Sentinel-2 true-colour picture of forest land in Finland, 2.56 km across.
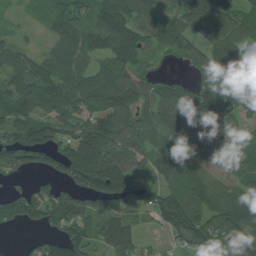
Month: July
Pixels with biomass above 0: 82%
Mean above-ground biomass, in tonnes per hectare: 94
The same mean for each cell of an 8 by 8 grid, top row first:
12 47 85 157 100 77 119 88
69 40 100 126 99 82 80 61
100 116 87 106 64 33 88 138
125 89 81 133 69 114 153 73
138 140 180 133 65 75 78 66
46 74 165 195 59 75 56 59
106 129 102 92 57 153 93 155
4 74 119 126 32 63 130 86
